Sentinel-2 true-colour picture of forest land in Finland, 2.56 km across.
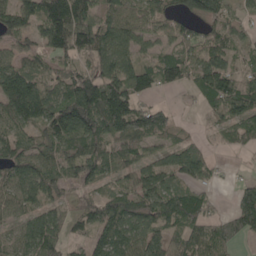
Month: May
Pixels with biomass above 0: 80%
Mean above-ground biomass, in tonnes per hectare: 79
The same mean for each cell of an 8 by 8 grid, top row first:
101 147 150 59 57 51 79 34
51 77 103 98 48 77 77 41
133 66 120 116 86 69 104 80
101 98 178 156 101 25 38 102
71 75 108 79 63 45 18 40
82 104 82 52 83 72 40 10
64 74 42 101 105 113 51 95
55 100 32 104 98 65 76 41
